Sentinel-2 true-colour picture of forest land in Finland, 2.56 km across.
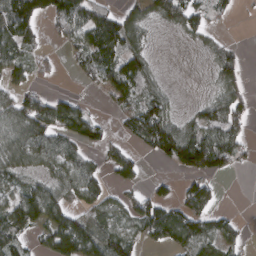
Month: March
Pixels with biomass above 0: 63%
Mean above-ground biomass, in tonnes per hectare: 63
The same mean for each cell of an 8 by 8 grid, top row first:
121 80 89 58 56 81 45 10
85 15 58 108 45 3 26 18
42 13 19 82 81 2 13 53
89 102 72 25 100 29 59 65
102 90 68 31 67 133 115 58
61 51 77 37 22 32 101 7
100 128 56 58 81 65 76 3
77 75 176 96 48 84 73 38
